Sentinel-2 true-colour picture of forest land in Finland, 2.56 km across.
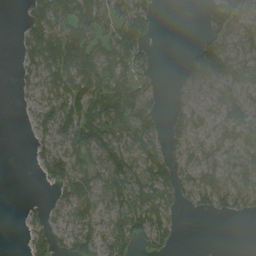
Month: August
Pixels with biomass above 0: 66%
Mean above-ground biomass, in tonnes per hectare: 55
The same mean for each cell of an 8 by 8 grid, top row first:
3 106 110 70 80 0 40 56
20 105 119 69 53 0 62 39
13 57 95 78 39 27 76 62
2 42 84 97 83 52 45 76
0 36 88 74 78 47 56 84
0 42 85 79 74 83 85 87
1 27 57 58 104 44 38 48
0 69 72 64 60 22 0 0
